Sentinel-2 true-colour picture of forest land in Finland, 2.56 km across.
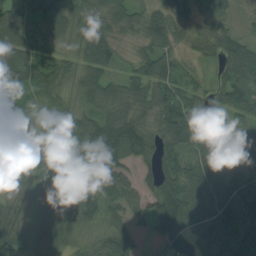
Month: August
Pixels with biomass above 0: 88%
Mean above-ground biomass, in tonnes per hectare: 70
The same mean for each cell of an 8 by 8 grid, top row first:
95 101 68 85 64 64 71 24
93 57 65 62 40 44 51 89
79 93 68 54 72 71 25 94
39 39 72 71 51 107 35 57
39 71 90 117 76 69 54 63
54 76 96 90 36 77 102 65
41 76 84 48 68 149 85 143
71 68 40 74 19 91 51 84
